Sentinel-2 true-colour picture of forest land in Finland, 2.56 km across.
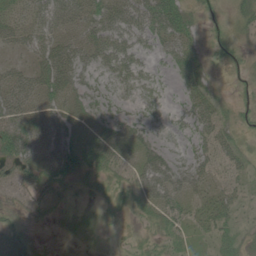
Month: June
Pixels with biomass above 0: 70%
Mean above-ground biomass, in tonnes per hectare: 31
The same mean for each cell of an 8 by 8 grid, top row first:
36 46 40 51 56 54 11 19
22 43 43 44 20 41 15 13
42 56 41 24 17 19 22 7
54 36 34 38 17 15 40 13
72 48 45 45 49 14 33 22
31 43 27 29 51 50 31 23
20 28 21 18 30 38 37 21
35 4 12 6 16 21 16 26
